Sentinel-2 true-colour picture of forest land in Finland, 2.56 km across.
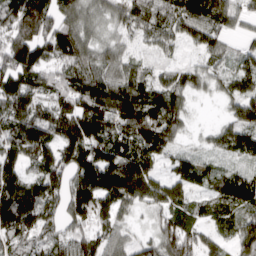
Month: April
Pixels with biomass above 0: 91%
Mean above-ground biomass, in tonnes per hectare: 110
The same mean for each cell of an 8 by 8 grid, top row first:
198 163 92 66 116 116 147 73
204 136 122 74 49 46 85 42
168 105 133 116 92 74 53 87
128 100 164 146 177 92 2 92
158 137 184 145 133 64 40 106
127 146 147 164 153 84 59 96
171 106 143 101 57 102 66 104
106 92 139 89 54 170 59 87
